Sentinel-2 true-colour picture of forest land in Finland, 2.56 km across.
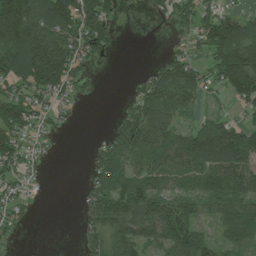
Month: July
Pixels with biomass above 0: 68%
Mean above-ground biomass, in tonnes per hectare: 78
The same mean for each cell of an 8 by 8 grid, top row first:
179 98 154 75 7 81 73 60
138 173 92 69 0 21 88 130
120 154 51 1 54 137 59 157
122 55 11 8 105 79 35 31
96 32 0 70 130 108 181 150
54 6 3 110 83 88 125 109
54 0 32 133 106 95 52 94
11 0 35 93 91 113 62 81
